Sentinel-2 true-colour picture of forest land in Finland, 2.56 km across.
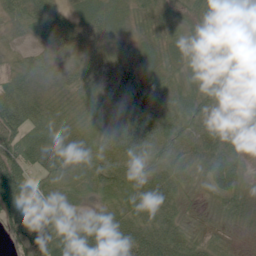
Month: June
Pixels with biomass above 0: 97%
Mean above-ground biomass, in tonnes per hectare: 61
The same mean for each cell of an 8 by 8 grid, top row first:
51 69 36 58 31 34 65 110
17 43 44 35 27 39 82 114
44 39 45 40 39 47 75 69
87 51 47 58 80 78 77 36
74 73 56 109 102 72 78 49
109 48 36 72 67 72 63 55
116 68 18 51 67 50 22 58
49 61 92 118 91 73 36 14
